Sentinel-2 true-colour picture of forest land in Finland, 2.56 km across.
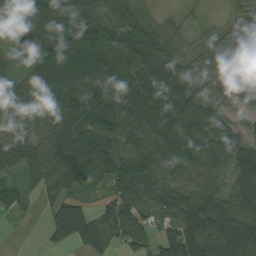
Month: August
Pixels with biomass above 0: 89%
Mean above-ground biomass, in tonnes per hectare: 76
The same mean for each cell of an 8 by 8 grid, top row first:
87 115 113 101 56 16 17 54
72 119 176 132 104 48 45 53
59 120 100 121 87 93 62 59
80 78 88 77 95 109 76 31
67 63 115 78 76 102 89 71
32 54 89 81 91 77 73 84
35 27 58 63 63 78 87 76
0 24 64 43 61 83 110 97
